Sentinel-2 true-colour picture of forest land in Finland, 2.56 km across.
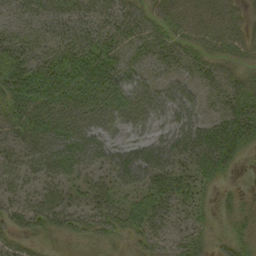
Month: September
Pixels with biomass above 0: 80%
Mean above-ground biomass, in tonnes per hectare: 37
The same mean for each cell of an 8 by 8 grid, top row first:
24 28 29 33 30 40 45 27
33 25 41 32 28 28 28 26
50 69 75 65 33 26 23 21
49 65 56 56 53 51 23 44
28 71 71 47 47 51 67 54
34 39 30 31 46 35 38 7
34 45 32 33 43 29 13 18
23 13 16 18 26 20 18 28
